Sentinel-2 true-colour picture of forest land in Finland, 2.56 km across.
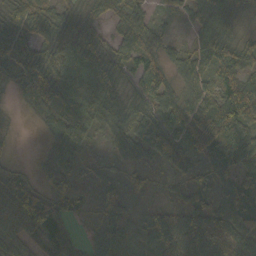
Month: October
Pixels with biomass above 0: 87%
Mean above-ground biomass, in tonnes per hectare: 56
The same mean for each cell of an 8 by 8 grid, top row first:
60 45 33 40 27 25 57 27
66 45 42 41 49 20 76 51
38 83 12 48 79 28 49 61
6 46 54 59 44 75 67 101
8 28 56 32 54 75 92 78
35 39 20 26 30 29 36 71
131 117 23 41 21 55 81 79
83 87 28 55 65 163 156 104
